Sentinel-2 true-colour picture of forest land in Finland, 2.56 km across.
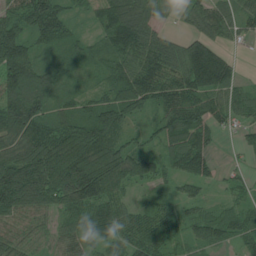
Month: July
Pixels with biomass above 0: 89%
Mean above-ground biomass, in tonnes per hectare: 85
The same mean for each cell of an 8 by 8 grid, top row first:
91 141 26 104 85 36 110 82
135 58 48 82 115 68 113 22
141 83 28 77 119 103 165 44
145 78 69 119 55 116 94 62
81 125 136 109 43 86 60 30
169 149 192 135 88 62 55 30
111 76 101 84 44 49 41 46
69 47 66 71 91 53 64 49
